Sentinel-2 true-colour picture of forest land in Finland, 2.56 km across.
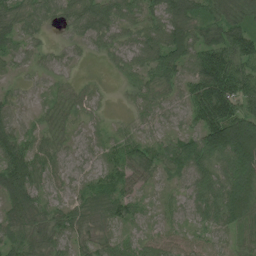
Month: July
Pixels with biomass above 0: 92%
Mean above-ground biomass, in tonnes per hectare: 54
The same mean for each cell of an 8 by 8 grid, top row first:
46 39 50 60 63 72 56 53
55 25 22 42 72 79 93 92
22 22 13 10 44 49 139 103
34 32 29 5 35 25 122 94
79 35 21 31 53 60 127 162
105 40 24 44 48 37 77 115
73 41 38 50 27 21 72 88
56 46 32 33 32 36 31 25
